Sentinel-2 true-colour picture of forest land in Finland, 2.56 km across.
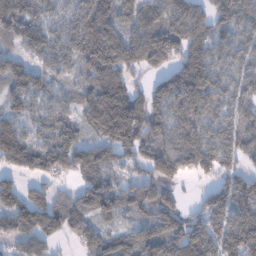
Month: January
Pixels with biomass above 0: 86%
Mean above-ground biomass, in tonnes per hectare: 107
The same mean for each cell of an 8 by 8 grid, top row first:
123 63 98 140 111 136 108 101
56 97 120 172 152 138 97 71
114 66 50 116 34 142 129 86
75 73 80 224 147 110 98 84
152 93 94 142 116 121 121 112
75 84 90 66 91 106 51 88
131 141 101 110 114 92 118 127
75 86 87 76 114 124 141 177
